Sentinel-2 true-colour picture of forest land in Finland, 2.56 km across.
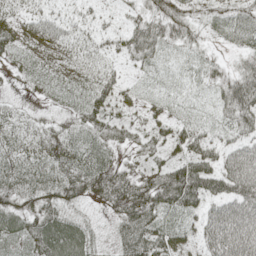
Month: May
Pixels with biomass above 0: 90%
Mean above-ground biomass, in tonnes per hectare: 46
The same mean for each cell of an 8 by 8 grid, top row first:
36 40 23 14 40 58 32 39
45 50 36 29 68 32 17 33
15 32 32 37 18 17 32 63
24 17 40 38 25 21 19 77
32 63 45 37 31 46 51 52
40 47 73 67 37 89 95 104
43 49 24 41 76 69 53 84
34 75 66 22 69 52 56 96
